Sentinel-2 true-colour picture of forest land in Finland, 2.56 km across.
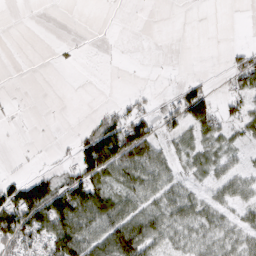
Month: March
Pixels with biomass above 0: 48%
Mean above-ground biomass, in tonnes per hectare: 34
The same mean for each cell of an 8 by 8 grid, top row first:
0 1 1 0 0 0 0 0
0 1 4 2 0 1 0 20
0 0 0 2 3 11 21 39
3 0 0 23 34 67 82 39
1 3 51 122 66 35 39 20
19 32 81 55 61 36 28 32
126 119 102 72 52 56 41 28
99 80 98 90 88 33 38 35
